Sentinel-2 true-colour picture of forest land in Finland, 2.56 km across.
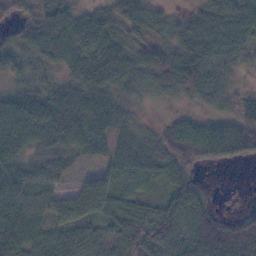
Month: November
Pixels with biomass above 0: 87%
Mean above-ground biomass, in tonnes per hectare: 61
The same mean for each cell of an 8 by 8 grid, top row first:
34 83 57 61 73 38 76 93
41 77 90 87 66 81 89 70
34 33 69 78 61 105 80 16
88 87 93 79 9 14 27 38
74 52 67 58 56 88 79 70
67 39 22 46 44 52 3 0
75 60 96 67 46 80 41 10
82 65 63 47 69 71 89 100
